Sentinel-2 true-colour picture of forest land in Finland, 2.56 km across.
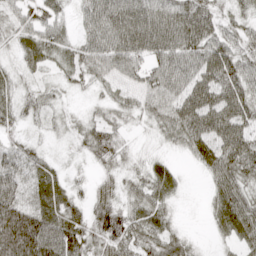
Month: April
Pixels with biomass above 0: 91%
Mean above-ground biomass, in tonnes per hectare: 47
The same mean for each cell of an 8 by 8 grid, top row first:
36 55 30 68 78 70 55 33
28 51 42 64 77 72 68 53
24 19 30 34 48 57 74 75
36 26 16 32 36 67 84 78
26 14 28 51 7 27 67 80
51 37 11 31 38 22 32 62
68 53 33 61 57 16 20 76
91 91 64 59 50 40 7 44
